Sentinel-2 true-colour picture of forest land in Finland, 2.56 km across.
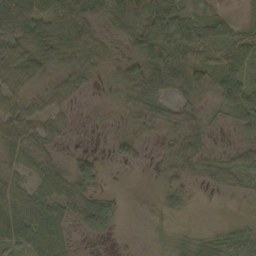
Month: October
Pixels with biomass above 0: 78%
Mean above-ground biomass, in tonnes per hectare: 45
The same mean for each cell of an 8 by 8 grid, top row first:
84 75 62 55 114 74 27 10
52 56 75 30 91 110 44 48
54 33 45 29 85 95 61 64
65 49 5 6 60 49 21 83
72 51 2 22 23 43 32 32
37 65 56 2 1 39 29 42
68 70 67 37 2 19 0 3
64 76 11 8 3 21 33 44
